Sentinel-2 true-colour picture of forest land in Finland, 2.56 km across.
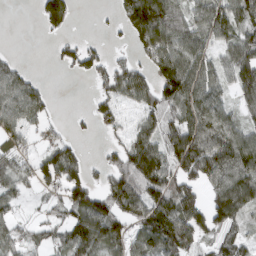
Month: March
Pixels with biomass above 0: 68%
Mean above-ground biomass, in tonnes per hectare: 67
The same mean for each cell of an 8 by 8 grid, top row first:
0 91 6 12 159 93 44 92
2 4 47 14 68 106 49 92
68 5 14 69 59 153 87 97
92 35 6 44 54 81 91 48
52 35 17 25 92 100 111 103
71 59 62 56 125 79 80 112
31 27 90 90 105 111 90 93
65 43 93 85 67 117 45 66
